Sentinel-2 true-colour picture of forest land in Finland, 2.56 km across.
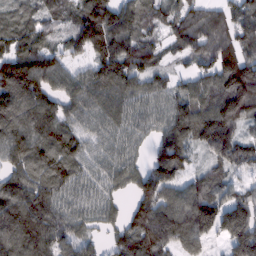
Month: February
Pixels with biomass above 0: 89%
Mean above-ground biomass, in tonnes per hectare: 91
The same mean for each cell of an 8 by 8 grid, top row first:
55 52 89 136 64 74 73 95
86 70 74 139 88 50 89 112
167 97 74 123 74 46 80 192
115 93 73 75 59 94 107 134
61 94 79 60 35 111 91 97
77 83 69 63 89 90 72 50
108 97 65 44 118 105 145 134
120 105 78 51 149 97 74 152
